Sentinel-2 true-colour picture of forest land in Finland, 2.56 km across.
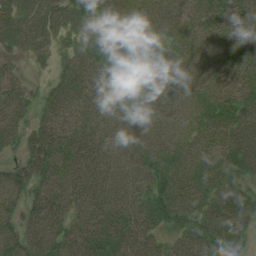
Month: August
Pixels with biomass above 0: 92%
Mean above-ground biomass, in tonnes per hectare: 41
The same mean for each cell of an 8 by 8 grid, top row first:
42 49 46 30 24 31 32 30
29 27 37 46 43 28 20 26
26 16 50 44 40 27 25 38
38 36 38 34 27 24 40 52
23 62 61 34 32 31 36 54
41 53 53 40 39 48 41 52
33 59 40 48 51 62 46 61
52 59 56 56 47 37 66 40
